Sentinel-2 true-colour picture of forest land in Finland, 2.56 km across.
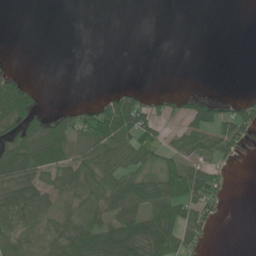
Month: June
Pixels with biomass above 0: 45%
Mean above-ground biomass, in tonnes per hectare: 29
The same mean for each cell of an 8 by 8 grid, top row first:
0 0 0 0 0 0 0 0
0 0 0 0 0 0 0 0
27 0 0 0 0 0 0 0
71 20 33 79 58 15 50 50
59 95 54 59 52 26 51 39
67 40 36 36 37 61 55 0
65 30 25 43 46 62 45 0
39 25 56 76 74 56 18 0
